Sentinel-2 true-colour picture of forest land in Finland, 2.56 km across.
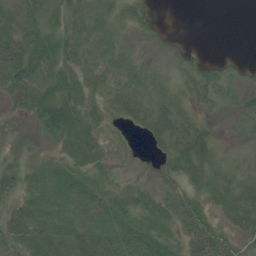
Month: July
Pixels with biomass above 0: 69%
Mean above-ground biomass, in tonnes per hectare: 18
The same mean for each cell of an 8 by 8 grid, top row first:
18 12 25 16 21 0 0 0
52 30 25 20 5 14 2 0
50 23 20 20 16 17 22 10
15 43 27 9 26 30 7 12
3 6 22 7 8 37 14 3
23 16 16 6 2 18 14 8
17 16 19 21 14 22 14 23
23 21 36 43 37 22 45 18
